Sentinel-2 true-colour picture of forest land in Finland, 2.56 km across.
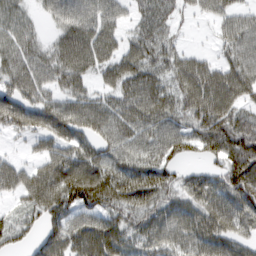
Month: March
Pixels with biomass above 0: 83%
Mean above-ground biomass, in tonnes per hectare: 69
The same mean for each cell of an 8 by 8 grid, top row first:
60 30 78 55 56 33 32 53
70 42 95 60 76 42 11 74
70 56 56 52 80 64 92 89
100 80 82 72 89 74 101 60
8 51 70 62 71 84 76 101
58 90 122 91 105 50 55 105
30 83 92 81 76 64 78 89
46 69 89 97 61 66 79 58
